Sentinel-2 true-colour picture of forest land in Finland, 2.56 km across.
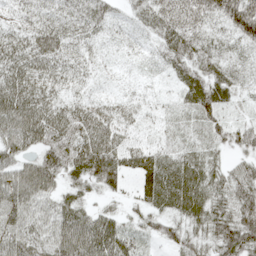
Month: May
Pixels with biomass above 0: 93%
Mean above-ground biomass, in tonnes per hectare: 49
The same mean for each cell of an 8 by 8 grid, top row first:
32 42 50 29 43 74 64 101
57 70 37 12 16 56 43 30
68 55 29 8 10 27 60 25
83 69 59 46 22 27 62 17
62 66 76 65 33 25 35 38
72 71 47 60 50 62 52 42
69 51 43 19 35 49 59 53
60 56 85 73 22 39 41 82
